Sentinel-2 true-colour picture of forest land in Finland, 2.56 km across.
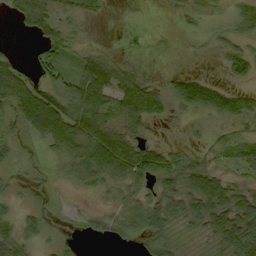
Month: September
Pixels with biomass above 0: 67%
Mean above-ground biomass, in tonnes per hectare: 40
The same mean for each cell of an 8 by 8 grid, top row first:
27 52 28 4 0 7 18 40
5 42 23 7 0 0 6 29
81 51 78 89 36 28 37 22
54 102 90 76 81 17 57 55
23 41 77 103 40 11 18 36
13 10 40 62 64 55 65 20
20 20 10 20 56 52 84 75
48 17 9 19 29 31 32 98
